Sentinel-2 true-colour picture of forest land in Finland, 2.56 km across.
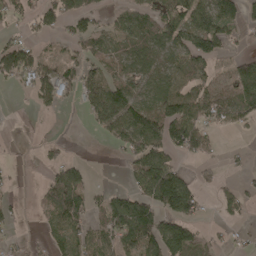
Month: April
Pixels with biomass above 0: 56%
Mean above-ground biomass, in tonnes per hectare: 61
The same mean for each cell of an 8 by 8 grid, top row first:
47 75 81 30 62 101 113 69
104 24 44 46 66 72 87 14
59 108 83 56 60 59 56 85
1 26 17 100 88 101 78 71
3 27 0 30 100 94 60 5
8 39 64 0 100 96 26 22
18 58 94 99 110 139 15 57
20 37 76 79 118 149 36 20
